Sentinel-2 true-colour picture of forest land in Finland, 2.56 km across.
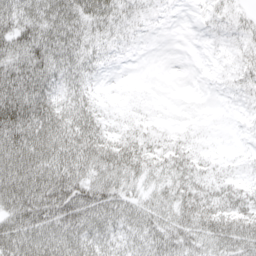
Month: April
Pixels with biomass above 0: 86%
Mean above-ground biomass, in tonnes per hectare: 43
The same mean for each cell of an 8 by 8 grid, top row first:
62 73 58 40 17 4 17 22
73 81 46 19 5 0 6 25
102 67 35 4 4 1 3 28
113 77 50 13 15 3 3 5
103 80 67 48 33 25 10 4
98 87 58 40 27 32 25 14
82 91 84 55 38 42 51 48
79 73 59 37 40 49 48 69
